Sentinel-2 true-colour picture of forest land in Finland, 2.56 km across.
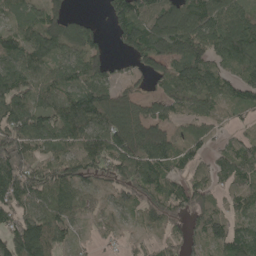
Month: May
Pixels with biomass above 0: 85%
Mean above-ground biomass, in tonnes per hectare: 105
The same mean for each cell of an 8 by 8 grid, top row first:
68 107 37 75 138 165 148 129
101 130 133 35 156 146 122 182
114 88 119 75 58 145 131 113
138 105 167 143 79 69 77 63
158 89 106 153 147 97 75 88
133 133 117 109 132 86 70 103
108 101 67 59 102 93 93 69
149 145 23 36 33 57 110 106
